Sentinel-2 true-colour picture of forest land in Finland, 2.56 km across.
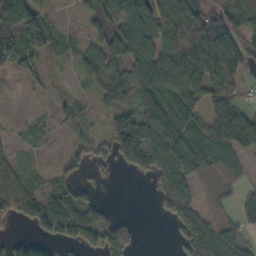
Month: October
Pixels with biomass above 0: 69%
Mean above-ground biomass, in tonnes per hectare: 62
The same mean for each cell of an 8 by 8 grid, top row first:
106 39 28 105 88 90 67 58
103 31 41 127 94 104 116 76
11 20 30 84 86 105 98 49
10 20 37 72 106 93 64 71
24 17 29 82 140 87 83 80
73 35 40 12 23 85 25 30
113 104 98 13 0 70 26 47
43 43 77 91 4 18 99 54
